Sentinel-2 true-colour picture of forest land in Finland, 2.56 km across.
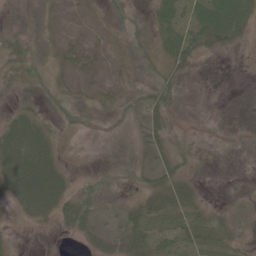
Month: May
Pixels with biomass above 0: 60%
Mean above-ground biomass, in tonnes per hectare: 19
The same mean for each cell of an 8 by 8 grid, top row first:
11 16 3 23 12 38 58 53
23 20 14 8 26 45 29 12
20 26 7 9 22 23 0 0
17 17 26 20 25 15 0 0
47 29 1 6 18 18 2 4
38 41 12 18 20 33 1 1
15 30 41 13 28 29 14 12
5 2 12 22 28 30 19 14
